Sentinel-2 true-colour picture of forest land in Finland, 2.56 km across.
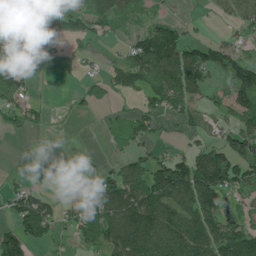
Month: June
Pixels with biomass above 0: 58%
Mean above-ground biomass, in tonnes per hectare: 62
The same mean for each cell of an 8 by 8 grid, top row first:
10 89 91 76 37 15 11 54
43 11 20 12 113 122 74 38
52 3 18 53 74 111 48 98
64 19 14 19 52 55 36 77
1 2 1 16 44 15 58 90
7 20 17 54 89 145 155 103
66 61 63 122 138 120 123 39
99 54 38 103 149 140 127 127
